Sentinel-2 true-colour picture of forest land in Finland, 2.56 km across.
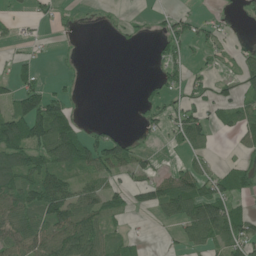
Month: June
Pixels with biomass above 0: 48%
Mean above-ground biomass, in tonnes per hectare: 42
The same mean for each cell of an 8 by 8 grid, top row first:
12 17 3 4 5 24 8 6
7 3 1 3 3 40 33 13
42 9 5 0 8 33 28 36
92 118 8 0 20 33 32 43
113 106 91 66 8 20 31 19
98 97 38 38 40 69 51 42
82 102 83 49 36 94 124 29
72 84 99 36 8 18 68 58
